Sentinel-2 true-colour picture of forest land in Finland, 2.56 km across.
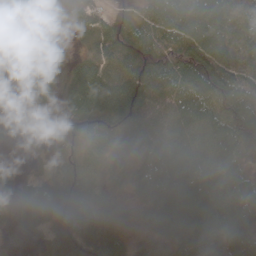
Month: May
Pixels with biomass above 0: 94%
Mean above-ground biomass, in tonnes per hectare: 65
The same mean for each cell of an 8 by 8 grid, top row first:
68 81 59 45 53 99 111 69
62 73 25 85 73 78 102 69
40 60 98 93 97 84 108 97
25 27 85 95 73 71 79 110
10 30 66 46 60 71 73 75
32 35 50 30 62 89 73 66
34 93 82 41 33 79 88 88
12 36 73 43 23 47 72 79
